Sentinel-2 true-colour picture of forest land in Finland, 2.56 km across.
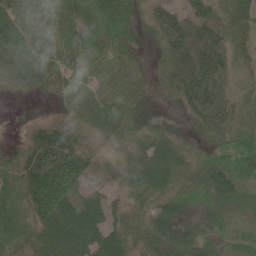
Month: June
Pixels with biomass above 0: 93%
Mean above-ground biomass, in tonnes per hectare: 42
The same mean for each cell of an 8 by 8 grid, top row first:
64 62 55 73 28 49 49 52
76 46 69 57 17 52 65 32
41 42 47 39 18 47 63 24
1 6 43 50 29 11 50 29
11 85 30 22 32 20 25 69
59 114 52 20 39 24 56 71
55 72 25 16 20 40 46 29
49 23 24 32 29 34 41 22
